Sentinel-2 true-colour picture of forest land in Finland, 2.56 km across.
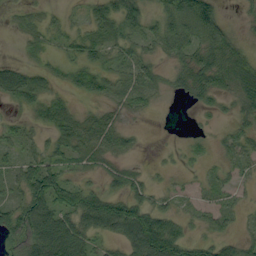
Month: September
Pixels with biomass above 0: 75%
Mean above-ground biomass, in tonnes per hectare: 36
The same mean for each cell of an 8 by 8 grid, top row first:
9 14 12 52 46 71 80 11
3 16 39 31 25 43 50 28
67 26 42 30 32 27 50 55
13 34 16 20 13 1 18 31
26 31 39 29 3 4 12 38
35 74 22 26 16 10 15 14
51 80 84 85 54 21 18 16
58 114 74 33 111 80 34 28
